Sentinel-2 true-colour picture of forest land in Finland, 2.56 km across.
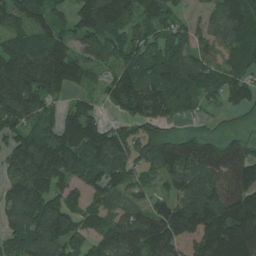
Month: July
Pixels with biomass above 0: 88%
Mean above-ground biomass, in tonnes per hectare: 113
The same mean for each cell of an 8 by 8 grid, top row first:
131 97 118 177 106 59 68 146
128 148 70 98 108 116 72 102
182 150 66 85 132 177 106 72
162 87 98 34 112 75 30 39
97 129 166 147 84 102 89 70
100 140 108 122 51 95 126 138
126 123 74 71 71 127 181 178
129 176 103 109 136 117 200 224
